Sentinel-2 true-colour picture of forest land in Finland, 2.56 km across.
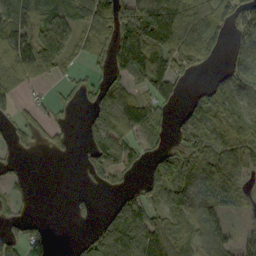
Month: September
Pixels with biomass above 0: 64%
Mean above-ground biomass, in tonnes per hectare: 74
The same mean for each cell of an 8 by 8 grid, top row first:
113 111 101 146 132 158 124 108
128 188 55 88 160 128 117 106
62 33 30 56 77 82 29 103
44 26 19 99 96 33 119 75
31 25 10 101 62 48 98 112
19 0 9 56 33 137 113 74
27 0 15 33 73 81 97 33
47 19 21 100 127 80 77 45
